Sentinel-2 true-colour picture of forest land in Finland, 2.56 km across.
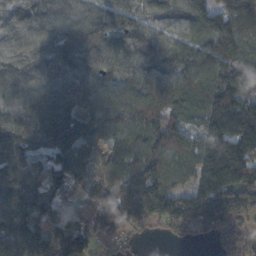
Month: October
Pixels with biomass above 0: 92%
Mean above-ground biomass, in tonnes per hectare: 130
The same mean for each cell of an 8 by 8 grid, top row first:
120 122 107 135 96 120 125 121
138 162 189 136 138 120 123 107
134 134 146 110 103 109 107 146
133 156 130 113 98 72 134 228
142 139 121 53 109 127 147 240
115 88 96 77 196 69 160 210
143 75 43 179 225 131 203 209
180 155 140 104 30 50 56 178
